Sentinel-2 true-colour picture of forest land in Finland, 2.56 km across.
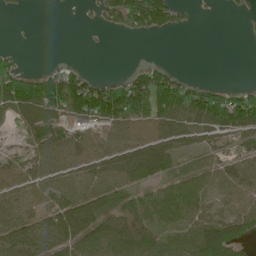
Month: June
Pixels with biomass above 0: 64%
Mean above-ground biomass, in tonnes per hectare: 57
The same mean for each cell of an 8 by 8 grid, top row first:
9 1 2 79 173 56 1 11
11 0 1 1 0 0 0 0
130 96 73 27 93 77 12 1
75 83 121 141 99 113 121 121
7 71 58 56 54 51 33 30
51 68 66 68 61 51 58 65
78 58 84 58 60 83 51 67
72 63 71 89 66 53 87 49
